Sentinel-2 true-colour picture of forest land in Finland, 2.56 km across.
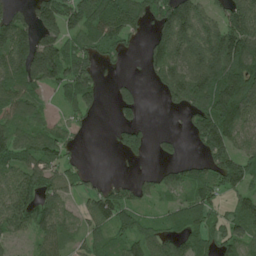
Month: June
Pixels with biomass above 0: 71%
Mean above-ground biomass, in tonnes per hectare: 84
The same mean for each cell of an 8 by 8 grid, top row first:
81 118 124 127 88 188 75 163
164 124 79 70 27 153 150 153
115 103 129 18 14 123 156 158
80 25 66 16 26 33 163 149
98 92 12 21 53 30 127 75
86 81 44 11 19 62 90 113
113 84 34 108 36 53 77 80
46 76 42 50 78 73 71 93
